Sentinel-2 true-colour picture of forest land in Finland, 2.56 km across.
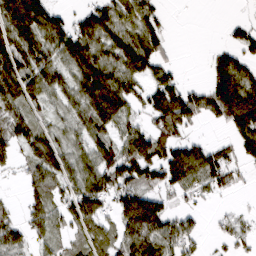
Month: March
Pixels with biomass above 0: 70%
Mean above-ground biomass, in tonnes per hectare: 77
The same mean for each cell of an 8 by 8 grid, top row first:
153 108 42 99 84 1 0 6
129 100 119 94 110 13 13 72
128 93 111 113 64 55 53 108
77 40 71 129 55 168 83 147
85 85 57 75 110 88 47 77
18 96 96 111 99 120 107 28
25 76 109 58 164 35 10 8
90 49 44 64 132 101 16 37
